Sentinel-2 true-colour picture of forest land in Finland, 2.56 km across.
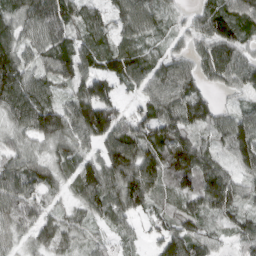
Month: March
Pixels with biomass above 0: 92%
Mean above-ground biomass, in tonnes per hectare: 78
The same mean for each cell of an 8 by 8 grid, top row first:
76 128 84 60 85 25 88 108
85 88 84 76 53 35 81 80
125 73 81 71 79 117 55 80
99 115 112 99 68 104 76 58
49 55 63 110 110 106 48 113
99 66 80 106 149 101 105 54
101 50 50 87 60 56 72 58
36 67 40 34 20 93 59 57
